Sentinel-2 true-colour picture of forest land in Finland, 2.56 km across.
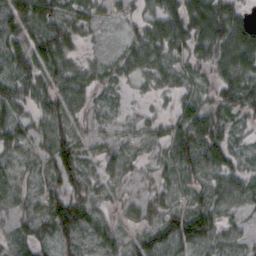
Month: October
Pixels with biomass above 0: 86%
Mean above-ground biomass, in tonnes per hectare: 37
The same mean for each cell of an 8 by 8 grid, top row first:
64 62 36 21 26 55 71 33
48 72 22 15 51 43 45 59
50 43 38 21 26 27 21 48
42 37 31 17 11 31 40 36
39 40 38 23 19 49 64 19
29 31 43 29 15 32 41 36
29 51 54 18 29 25 51 29
32 29 41 27 40 56 47 23
